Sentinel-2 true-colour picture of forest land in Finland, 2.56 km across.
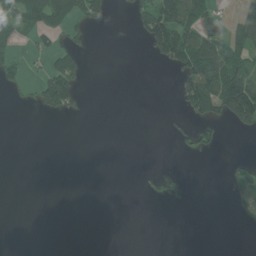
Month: June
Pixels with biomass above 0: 22%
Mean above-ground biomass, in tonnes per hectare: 25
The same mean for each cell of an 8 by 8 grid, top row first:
81 87 53 15 56 112 32 49
22 23 28 0 16 129 84 45
21 75 43 0 0 28 109 115
2 30 16 0 0 7 78 149
0 0 0 0 0 8 22 0
0 0 0 0 9 15 0 25
0 0 0 0 0 0 0 22
0 0 0 0 0 0 0 0
